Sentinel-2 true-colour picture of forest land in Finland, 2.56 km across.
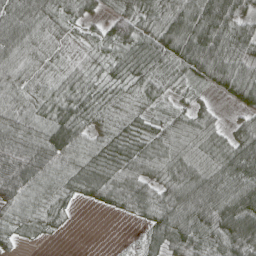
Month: April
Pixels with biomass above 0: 89%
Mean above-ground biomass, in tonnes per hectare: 60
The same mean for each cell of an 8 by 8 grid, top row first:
89 66 42 49 51 82 110 78
74 41 31 46 63 89 106 68
50 44 43 30 47 35 49 89
69 55 56 35 29 30 32 28
79 97 59 56 49 64 66 72
102 75 67 74 67 88 83 76
61 50 8 30 61 103 102 98
19 6 0 0 28 72 83 127
